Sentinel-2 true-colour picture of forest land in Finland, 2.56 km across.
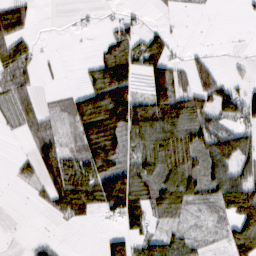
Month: February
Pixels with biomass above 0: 58%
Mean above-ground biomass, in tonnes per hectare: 51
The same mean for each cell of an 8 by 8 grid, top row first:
68 0 8 10 7 6 1 3
61 1 0 31 53 13 7 2
62 4 11 128 50 79 60 16
47 22 78 159 98 113 76 78
2 65 55 105 65 109 89 76
13 68 82 120 66 89 77 72
0 28 70 87 84 59 28 119
1 12 0 54 58 46 16 104
